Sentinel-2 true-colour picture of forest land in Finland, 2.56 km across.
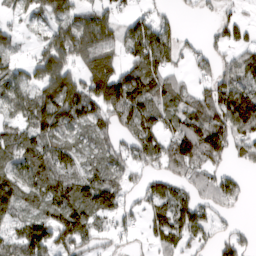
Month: March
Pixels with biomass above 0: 76%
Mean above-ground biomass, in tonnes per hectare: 77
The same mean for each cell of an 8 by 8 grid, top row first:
34 72 82 61 43 19 15 26
36 98 133 88 149 75 33 58
61 111 89 138 125 41 42 109
66 140 108 93 106 76 103 152
77 86 71 54 91 109 147 69
94 96 78 94 43 61 64 29
90 74 106 89 52 104 63 21
78 117 90 30 22 73 34 44
